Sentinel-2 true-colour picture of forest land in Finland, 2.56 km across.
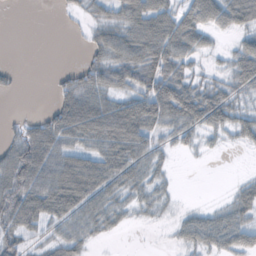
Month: October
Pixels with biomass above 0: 65%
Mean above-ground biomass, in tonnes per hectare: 36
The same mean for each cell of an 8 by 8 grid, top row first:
0 0 10 28 71 50 59 58
0 0 4 53 76 62 21 33
6 3 39 49 64 67 20 44
2 21 78 71 74 74 70 27
30 47 41 61 49 21 9 15
67 40 64 54 37 6 0 5
69 53 48 39 19 10 16 42
38 25 35 6 0 14 43 41
